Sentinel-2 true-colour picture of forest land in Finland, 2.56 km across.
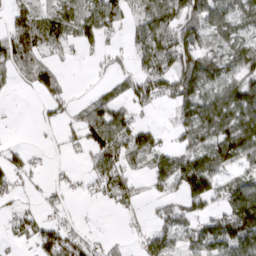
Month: March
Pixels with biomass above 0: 62%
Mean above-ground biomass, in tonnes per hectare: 53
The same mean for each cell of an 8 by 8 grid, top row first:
53 63 74 67 58 79 61 59
93 40 29 17 60 113 52 66
26 54 1 25 87 115 89 87
1 25 19 66 26 34 95 107
7 5 37 78 68 28 82 112
42 12 12 72 31 100 113 34
22 23 5 21 12 44 41 130
22 75 45 17 30 40 80 110
